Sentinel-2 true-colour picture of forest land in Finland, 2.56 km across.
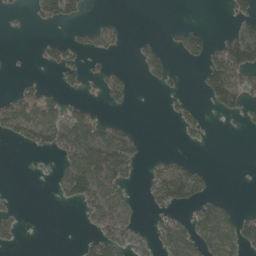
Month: May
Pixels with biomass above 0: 32%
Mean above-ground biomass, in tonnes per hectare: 29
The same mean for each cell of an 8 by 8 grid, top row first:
7 39 21 3 0 0 0 31
0 20 23 19 16 19 40 113
6 4 19 32 12 9 62 65
70 58 35 7 0 12 9 32
20 50 93 97 12 2 5 0
0 4 96 71 10 78 18 0
10 0 25 63 9 38 47 14
20 0 13 54 12 72 55 63
